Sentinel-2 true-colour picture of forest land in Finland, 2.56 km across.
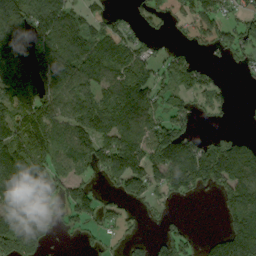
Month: September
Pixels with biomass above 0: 67%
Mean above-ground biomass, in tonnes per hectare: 96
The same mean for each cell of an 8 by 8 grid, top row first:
159 147 72 42 48 43 99 66
145 134 121 112 64 38 49 91
138 161 109 100 112 93 42 7
107 119 117 119 122 75 38 4
151 122 141 141 131 189 52 68
155 150 60 112 143 158 147 125
123 74 127 55 38 14 0 138
188 67 24 26 26 100 32 151
